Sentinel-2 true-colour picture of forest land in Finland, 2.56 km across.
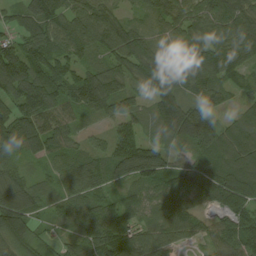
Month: August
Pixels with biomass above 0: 94%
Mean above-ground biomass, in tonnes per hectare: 99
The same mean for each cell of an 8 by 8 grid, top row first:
54 101 85 78 64 94 103 107
104 119 88 119 116 74 121 114
186 139 127 126 103 115 124 56
123 132 89 98 71 148 82 50
130 116 49 95 102 74 127 98
87 51 104 93 114 85 127 141
137 66 98 84 65 86 45 101
128 56 99 140 78 61 68 118
